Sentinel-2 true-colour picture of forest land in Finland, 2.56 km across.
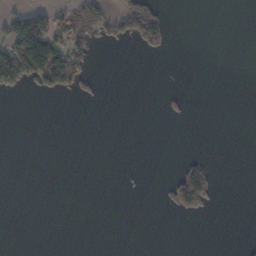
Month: October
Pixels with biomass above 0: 13%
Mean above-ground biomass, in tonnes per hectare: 23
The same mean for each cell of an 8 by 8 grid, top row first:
48 28 117 57 138 0 0 0
181 178 79 13 56 4 0 0
130 104 56 0 0 0 0 0
0 0 0 0 0 11 0 0
0 0 0 0 0 0 0 0
0 0 0 0 0 64 94 0
0 0 0 0 0 66 48 0
0 0 0 0 0 0 0 3
